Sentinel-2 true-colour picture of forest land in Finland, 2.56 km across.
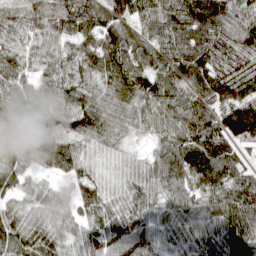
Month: April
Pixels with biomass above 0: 96%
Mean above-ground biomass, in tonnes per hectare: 79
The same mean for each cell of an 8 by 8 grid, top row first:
75 114 111 90 76 91 129 89
77 69 87 111 78 84 95 94
70 81 75 70 63 74 97 122
78 63 99 73 72 76 97 151
68 91 50 56 26 96 135 72
62 30 53 39 64 78 129 79
42 49 60 61 71 57 56 97
82 79 53 75 82 59 77 107
